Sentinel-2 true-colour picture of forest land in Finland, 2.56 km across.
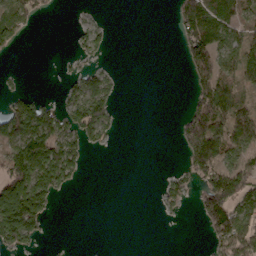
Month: March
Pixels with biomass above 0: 41%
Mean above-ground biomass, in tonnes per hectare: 51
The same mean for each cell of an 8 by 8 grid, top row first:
51 12 5 1 0 34 114 68
19 0 28 14 0 10 131 85
7 0 52 30 0 0 87 64
96 64 99 43 0 6 127 71
105 120 62 12 0 23 160 80
164 148 27 0 0 24 83 108
274 69 0 0 0 18 111 84
106 7 0 0 0 0 31 110
